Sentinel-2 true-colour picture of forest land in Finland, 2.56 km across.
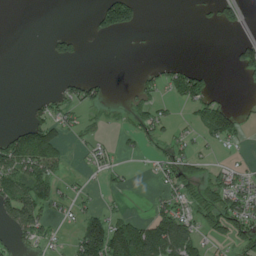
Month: July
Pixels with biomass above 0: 36%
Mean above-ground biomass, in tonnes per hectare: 37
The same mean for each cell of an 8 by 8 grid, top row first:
0 0 0 129 13 0 11 34
0 18 16 0 1 0 0 47
0 0 35 6 25 61 31 11
0 45 29 8 49 10 81 22
100 78 11 12 15 28 26 21
104 78 9 23 2 49 39 30
90 41 25 14 2 57 74 77
31 23 87 153 151 127 30 51
